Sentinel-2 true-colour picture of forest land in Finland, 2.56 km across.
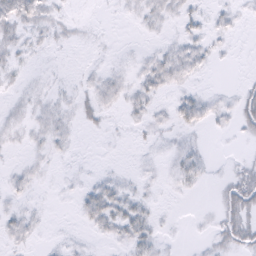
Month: February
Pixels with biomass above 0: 50%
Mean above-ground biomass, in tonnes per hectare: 7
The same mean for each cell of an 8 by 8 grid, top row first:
24 12 2 1 9 9 6 5
11 5 2 2 3 9 8 1
4 4 3 9 14 12 1 2
6 9 10 5 9 11 10 16
4 9 1 1 3 6 2 2
6 3 3 5 4 7 3 13
6 2 9 17 8 1 2 24
7 2 3 8 11 1 5 17
